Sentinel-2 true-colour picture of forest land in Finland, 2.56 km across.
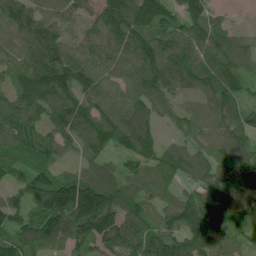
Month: June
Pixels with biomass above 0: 93%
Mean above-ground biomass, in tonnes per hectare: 96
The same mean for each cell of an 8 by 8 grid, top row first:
97 97 70 133 139 86 92 7
59 137 55 97 131 134 119 87
78 144 107 76 114 116 106 88
102 87 110 93 92 51 66 81
98 86 72 72 97 56 60 90
67 97 81 72 83 75 76 109
90 139 167 136 98 110 124 108
101 110 109 120 111 105 114 52
